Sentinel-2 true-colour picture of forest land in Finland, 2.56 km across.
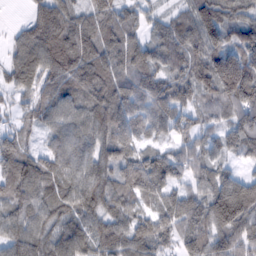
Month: February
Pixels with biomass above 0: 92%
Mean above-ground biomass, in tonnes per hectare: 101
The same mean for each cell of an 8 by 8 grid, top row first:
3 122 71 90 54 64 112 79
66 134 130 101 101 118 134 107
83 93 119 110 113 92 122 198
41 80 88 131 105 96 63 117
83 56 96 117 62 71 76 97
132 127 112 91 180 81 90 65
98 99 109 86 63 120 125 186
109 96 97 102 140 82 128 131
